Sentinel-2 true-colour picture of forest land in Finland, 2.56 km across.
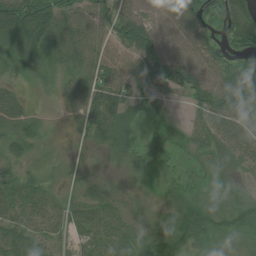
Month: July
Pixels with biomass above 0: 87%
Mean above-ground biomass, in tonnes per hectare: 46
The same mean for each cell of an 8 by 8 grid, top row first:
90 92 54 71 63 89 57 97
59 60 61 36 71 52 69 60
23 25 46 53 47 81 63 98
51 11 53 56 28 3 79 74
47 14 16 36 26 22 44 59
41 21 24 5 19 18 22 22
44 39 52 33 7 57 51 47
47 30 31 41 52 69 37 26
